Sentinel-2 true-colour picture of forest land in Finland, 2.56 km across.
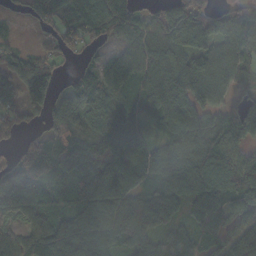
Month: October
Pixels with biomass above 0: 86%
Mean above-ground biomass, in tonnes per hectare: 83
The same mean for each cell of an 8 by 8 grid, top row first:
28 99 128 140 57 157 116 112
37 39 48 34 85 89 88 83
118 129 67 88 82 32 78 53
76 82 79 93 59 97 63 70
49 97 73 73 57 105 118 68
110 111 127 103 64 115 122 55
99 82 97 97 73 51 103 76
79 115 99 77 57 65 55 63
